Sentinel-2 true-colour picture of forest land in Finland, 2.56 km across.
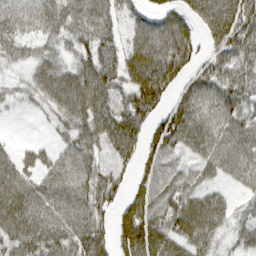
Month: March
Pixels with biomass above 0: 84%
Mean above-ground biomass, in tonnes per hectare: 61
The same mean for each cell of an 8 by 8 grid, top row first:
74 70 65 47 44 59 93 86
46 31 49 52 93 108 39 69
20 68 81 63 91 59 57 61
10 30 77 71 71 66 53 59
15 16 65 69 52 63 58 67
74 51 72 59 37 54 40 51
86 70 75 44 70 80 75 30
73 74 80 54 103 74 53 40
